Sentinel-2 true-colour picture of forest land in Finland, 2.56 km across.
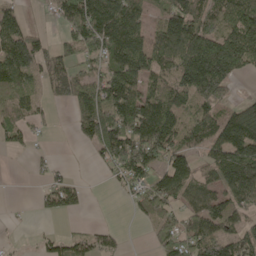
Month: April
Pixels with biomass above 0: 67%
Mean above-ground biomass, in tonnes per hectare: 96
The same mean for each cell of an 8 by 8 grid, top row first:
51 20 181 177 83 147 101 147
124 58 103 134 116 141 203 168
99 102 113 136 104 132 252 38
53 13 129 157 152 128 95 112
36 7 38 185 174 116 107 154
0 27 9 37 107 143 65 199
2 44 37 0 79 63 128 92
3 43 50 41 6 105 144 109
